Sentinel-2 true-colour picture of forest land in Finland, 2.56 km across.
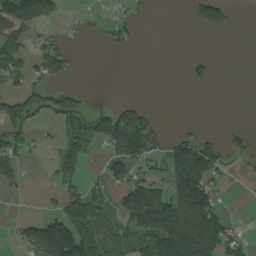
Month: August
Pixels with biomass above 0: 40%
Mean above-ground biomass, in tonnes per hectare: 52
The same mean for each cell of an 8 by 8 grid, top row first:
138 70 4 23 6 0 92 3
65 46 5 21 1 0 0 0
36 41 2 0 0 0 23 0
70 38 40 62 38 0 0 0
46 10 63 74 109 65 57 27
38 10 40 52 46 137 114 6
2 12 95 38 197 119 128 0
33 230 167 57 85 198 175 45
